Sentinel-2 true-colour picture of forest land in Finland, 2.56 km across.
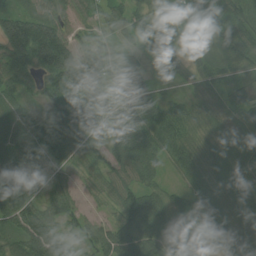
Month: July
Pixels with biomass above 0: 93%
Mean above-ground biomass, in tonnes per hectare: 74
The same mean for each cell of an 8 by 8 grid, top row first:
86 68 41 51 69 87 87 76
129 181 67 57 51 49 51 70
76 91 135 82 52 26 63 50
48 59 134 101 92 73 68 76
47 62 82 76 105 80 50 66
57 31 38 62 68 25 80 66
105 55 35 36 111 57 83 79
68 121 40 84 119 120 95 101
